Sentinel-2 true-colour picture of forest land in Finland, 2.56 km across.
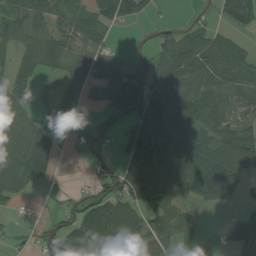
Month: August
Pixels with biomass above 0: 68%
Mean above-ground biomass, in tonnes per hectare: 60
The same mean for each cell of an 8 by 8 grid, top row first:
82 69 53 88 39 3 8 71
63 73 67 30 17 83 73 37
77 16 76 90 73 77 72 73
68 11 18 56 109 102 69 54
76 55 17 18 136 97 60 98
92 36 2 43 140 109 99 67
18 5 57 88 74 62 20 15
15 41 117 77 71 54 5 68
